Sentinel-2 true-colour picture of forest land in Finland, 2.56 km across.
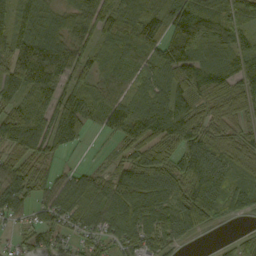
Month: September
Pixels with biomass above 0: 89%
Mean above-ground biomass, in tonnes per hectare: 86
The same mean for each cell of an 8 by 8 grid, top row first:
67 58 76 94 108 103 104 73
107 113 74 73 102 106 87 86
109 95 64 63 63 84 114 114
91 77 100 101 101 108 73 73
99 100 32 24 110 122 124 82
87 55 62 71 138 120 142 63
74 81 77 95 117 106 144 58
28 58 46 64 102 72 10 51
